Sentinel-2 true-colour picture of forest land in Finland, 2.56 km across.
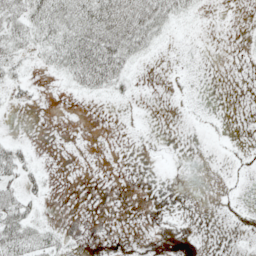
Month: May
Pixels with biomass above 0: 28%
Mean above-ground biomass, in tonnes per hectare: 11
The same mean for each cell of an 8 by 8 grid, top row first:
31 47 45 57 41 24 3 0
27 31 58 51 25 1 0 1
18 4 35 42 2 1 0 0
3 0 0 0 0 0 2 0
15 0 0 0 0 0 1 2
24 11 0 0 0 0 0 2
37 4 0 0 0 2 0 3
43 23 2 0 0 1 0 0
